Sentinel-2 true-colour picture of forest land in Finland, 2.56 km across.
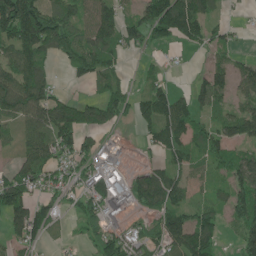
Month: June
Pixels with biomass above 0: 72%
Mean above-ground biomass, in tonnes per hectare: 87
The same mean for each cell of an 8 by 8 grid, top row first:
245 151 88 98 108 207 86 10
116 119 112 88 55 36 53 21
140 69 40 64 34 10 91 69
130 155 124 103 82 140 60 70
58 127 109 41 37 103 86 75
101 82 73 102 65 78 51 103
128 77 73 95 65 100 64 99
67 42 21 124 73 110 103 61
